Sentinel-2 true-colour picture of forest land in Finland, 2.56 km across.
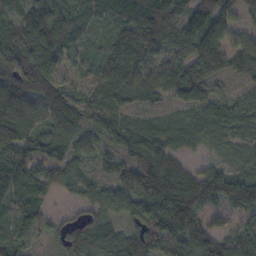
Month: October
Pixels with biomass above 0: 93%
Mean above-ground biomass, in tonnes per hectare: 92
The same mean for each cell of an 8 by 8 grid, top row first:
71 106 98 75 154 119 155 61
112 120 56 77 122 106 123 86
159 106 26 85 82 102 116 66
171 110 90 80 50 49 60 50
131 96 66 67 89 52 32 37
130 87 49 60 146 139 99 79
82 42 47 61 118 160 93 113
63 31 84 70 135 185 137 95
